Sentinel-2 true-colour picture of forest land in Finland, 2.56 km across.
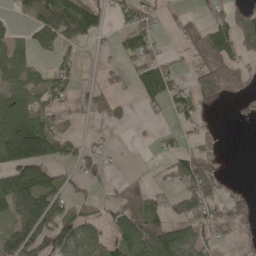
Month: May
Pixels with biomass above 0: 51%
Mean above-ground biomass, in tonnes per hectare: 61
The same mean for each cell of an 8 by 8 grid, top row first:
24 125 143 36 52 12 36 52
57 49 40 17 82 10 109 63
71 64 21 19 83 47 54 45
119 58 22 42 13 41 11 16
202 137 36 9 3 25 36 0
126 98 46 16 2 73 100 1
125 155 39 42 82 56 78 49
134 114 89 57 148 108 51 18
